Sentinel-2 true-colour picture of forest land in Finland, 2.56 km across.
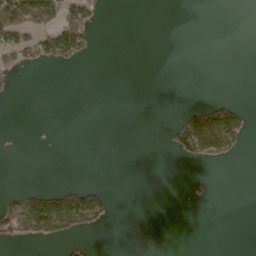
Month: April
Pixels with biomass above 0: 14%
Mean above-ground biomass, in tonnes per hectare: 21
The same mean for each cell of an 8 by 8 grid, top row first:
111 89 91 0 0 0 0 0
98 91 77 0 0 0 0 0
7 0 0 0 0 0 0 0
0 0 0 0 0 8 93 44
1 0 0 0 0 51 107 36
0 0 0 0 0 0 3 0
91 110 121 15 0 0 1 0
31 45 8 0 0 0 0 0
